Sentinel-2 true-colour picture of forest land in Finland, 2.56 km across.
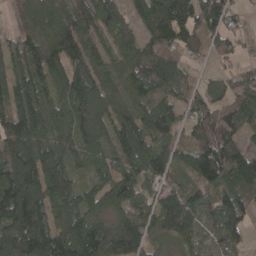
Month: April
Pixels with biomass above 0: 88%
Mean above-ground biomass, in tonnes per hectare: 106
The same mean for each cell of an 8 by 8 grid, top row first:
44 133 128 97 110 193 117 44
88 150 121 66 88 103 71 37
105 99 130 83 126 82 36 71
138 92 101 97 98 66 87 102
117 106 87 88 94 85 126 77
164 176 46 91 96 76 125 132
189 118 99 86 99 174 87 123
193 145 178 171 117 102 67 36
